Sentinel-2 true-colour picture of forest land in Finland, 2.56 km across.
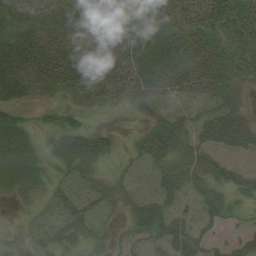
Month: August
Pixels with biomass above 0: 74%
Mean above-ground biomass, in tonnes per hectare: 31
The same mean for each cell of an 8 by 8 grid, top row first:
37 36 30 26 36 44 45 46
43 47 38 35 40 46 39 36
43 35 51 45 49 53 47 30
21 15 24 5 14 16 26 31
33 20 48 19 38 43 34 34
31 21 27 18 9 43 38 25
10 21 34 17 35 25 27 11
5 26 26 17 25 47 27 24
